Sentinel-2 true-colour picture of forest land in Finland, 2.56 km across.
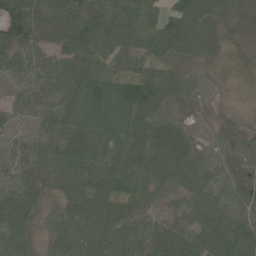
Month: June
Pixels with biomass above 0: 93%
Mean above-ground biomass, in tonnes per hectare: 66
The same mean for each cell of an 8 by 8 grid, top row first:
86 72 85 95 91 88 77 52
68 45 75 83 74 58 46 27
40 74 103 102 75 51 25 16
44 56 112 130 77 19 29 11
37 68 105 107 89 90 34 41
58 63 75 79 83 66 50 50
89 28 70 72 47 32 72 55
71 36 77 69 72 87 84 98
